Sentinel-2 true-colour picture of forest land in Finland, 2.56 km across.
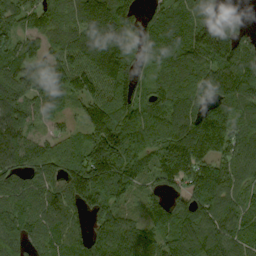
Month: September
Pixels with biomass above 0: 91%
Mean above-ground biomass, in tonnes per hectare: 120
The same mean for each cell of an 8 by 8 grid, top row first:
87 85 120 189 86 100 106 26
90 84 123 156 116 91 165 148
132 119 115 153 70 89 114 152
103 76 57 162 115 126 146 107
136 77 85 220 110 160 187 112
117 121 205 211 89 154 191 123
114 119 99 115 60 103 155 102
134 98 85 149 116 120 134 94
